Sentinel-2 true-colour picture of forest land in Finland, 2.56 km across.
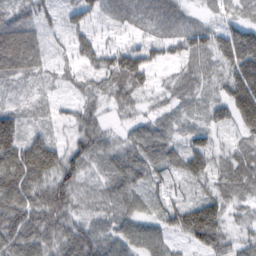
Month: February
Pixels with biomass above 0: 92%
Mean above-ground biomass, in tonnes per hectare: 61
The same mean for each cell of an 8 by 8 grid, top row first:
47 30 62 35 52 56 21 34
104 30 52 41 53 49 74 165
35 17 25 74 56 34 35 149
40 19 43 29 31 27 41 133
101 74 68 51 92 43 60 39
123 81 57 60 69 50 65 67
99 97 35 48 47 70 104 33
88 74 95 59 82 33 93 38
